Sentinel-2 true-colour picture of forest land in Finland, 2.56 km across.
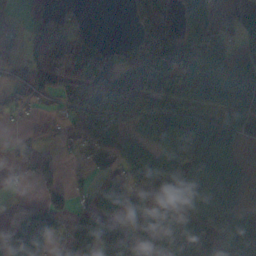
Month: November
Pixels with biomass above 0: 69%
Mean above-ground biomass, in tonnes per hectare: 75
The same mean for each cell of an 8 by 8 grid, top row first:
23 84 30 0 107 79 122 91
26 138 109 38 100 105 103 60
33 77 74 99 122 92 76 29
14 9 89 133 127 64 51 71
5 15 62 80 49 117 116 39
6 22 18 57 118 58 116 57
7 74 27 109 101 105 118 47
92 69 127 119 114 108 145 125
